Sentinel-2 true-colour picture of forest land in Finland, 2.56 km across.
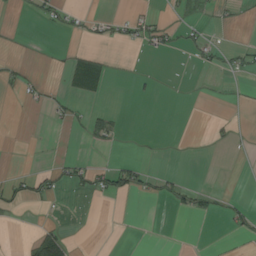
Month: August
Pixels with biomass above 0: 12%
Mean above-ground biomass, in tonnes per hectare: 7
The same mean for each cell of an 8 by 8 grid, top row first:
2 17 9 11 18 6 5 4
1 1 5 4 12 11 19 13
12 4 24 4 5 0 1 2
0 9 8 11 0 0 0 1
0 0 2 6 1 0 3 3
15 21 25 37 20 10 0 0
15 1 0 0 0 13 14 17
1 50 1 0 0 0 1 6
